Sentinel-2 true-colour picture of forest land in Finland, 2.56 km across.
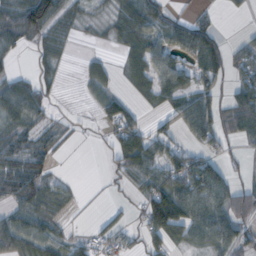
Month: October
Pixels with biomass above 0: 61%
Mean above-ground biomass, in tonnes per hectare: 48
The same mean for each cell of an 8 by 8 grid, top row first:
67 103 23 25 90 34 17 8
21 10 3 12 72 63 97 31
54 25 13 21 44 67 57 51
71 28 2 49 20 58 86 108
51 34 3 39 75 38 54 30
80 40 2 16 69 84 106 15
56 54 7 7 55 125 108 74
86 55 19 28 41 42 71 69
